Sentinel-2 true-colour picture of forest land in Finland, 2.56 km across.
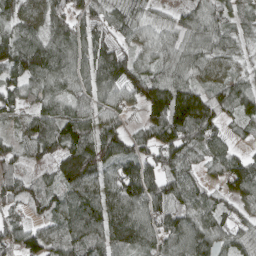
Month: April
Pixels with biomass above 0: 92%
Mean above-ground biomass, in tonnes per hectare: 92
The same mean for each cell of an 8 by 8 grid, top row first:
69 74 79 58 44 50 85 53
118 118 89 96 53 75 77 53
89 101 75 126 115 88 50 60
62 85 89 75 87 182 126 76
62 128 157 119 81 130 94 32
83 62 156 84 131 89 47 128
56 78 132 149 128 105 84 60
80 96 134 124 108 108 102 71
